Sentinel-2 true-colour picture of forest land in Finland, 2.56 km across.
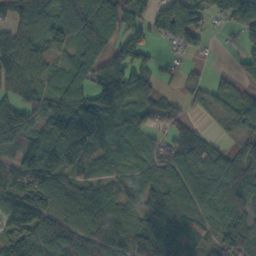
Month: October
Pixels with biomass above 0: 83%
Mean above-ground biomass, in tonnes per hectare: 93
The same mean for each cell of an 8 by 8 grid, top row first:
102 95 156 119 62 133 80 164
121 87 82 70 73 42 17 41
96 49 75 136 89 25 39 45
103 101 163 147 71 52 30 89
77 124 159 82 51 123 61 52
102 148 90 58 60 93 106 105
121 115 113 89 86 114 72 97
93 121 115 126 137 94 83 130
